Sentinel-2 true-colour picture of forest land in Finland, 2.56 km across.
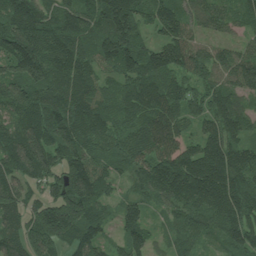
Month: July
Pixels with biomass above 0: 96%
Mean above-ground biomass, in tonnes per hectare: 144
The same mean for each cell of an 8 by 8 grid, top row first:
178 143 160 214 109 152 117 91
223 193 156 217 117 162 91 72
162 176 163 90 156 112 110 135
146 173 184 120 152 132 114 121
164 176 178 125 153 129 145 129
129 136 190 96 153 216 245 193
112 152 191 67 85 132 182 209
115 177 139 56 96 74 70 139
